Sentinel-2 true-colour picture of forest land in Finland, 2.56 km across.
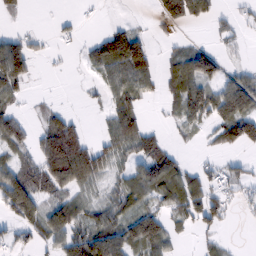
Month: February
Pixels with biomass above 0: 58%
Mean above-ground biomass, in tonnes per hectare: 52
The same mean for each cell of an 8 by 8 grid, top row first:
9 2 10 3 3 87 39 17
73 11 15 101 62 18 33 12
88 2 5 63 65 73 82 60
38 26 7 53 35 48 81 105
58 110 101 59 74 15 16 72
94 109 119 34 70 77 36 35
96 67 61 63 55 59 81 23
30 50 87 106 114 26 22 2
